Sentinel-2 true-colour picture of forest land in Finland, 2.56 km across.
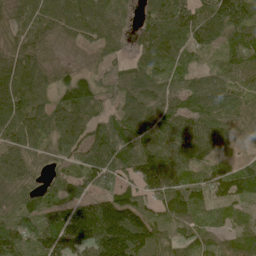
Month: June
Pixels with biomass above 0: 92%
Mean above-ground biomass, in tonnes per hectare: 88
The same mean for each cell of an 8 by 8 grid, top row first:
76 93 121 134 61 137 100 147
79 62 33 70 66 93 55 117
119 76 68 62 88 63 86 74
128 105 106 44 109 72 94 57
93 66 83 116 111 96 91 30
82 33 62 97 109 94 52 63
60 74 85 148 87 110 76 40
116 95 104 210 132 57 61 78
